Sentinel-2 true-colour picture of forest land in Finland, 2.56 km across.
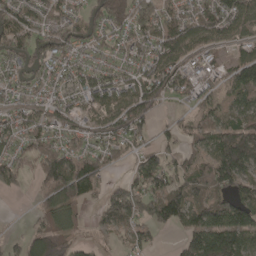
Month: April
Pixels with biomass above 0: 75%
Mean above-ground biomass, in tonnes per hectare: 77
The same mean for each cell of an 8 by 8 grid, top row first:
107 86 65 123 102 70 87 99
93 105 74 54 70 106 66 58
52 47 55 77 80 84 36 89
61 71 57 79 75 15 58 77
70 64 47 64 42 27 81 178
67 94 128 23 108 79 105 123
0 52 39 106 94 142 103 131
29 118 25 21 48 22 179 141
